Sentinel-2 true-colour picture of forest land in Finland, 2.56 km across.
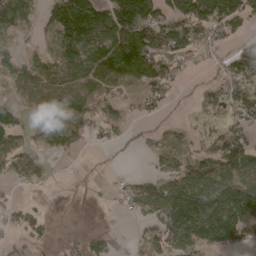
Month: April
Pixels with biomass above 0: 63%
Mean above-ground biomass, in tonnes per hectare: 56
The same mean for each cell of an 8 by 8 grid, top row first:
72 50 148 107 100 79 123 95
23 30 97 127 113 85 59 44
37 35 40 75 77 44 17 69
50 13 52 24 32 9 28 68
52 36 34 24 24 37 53 92
49 25 5 9 30 93 88 61
46 12 0 4 65 122 145 138
20 21 11 24 35 81 85 65
